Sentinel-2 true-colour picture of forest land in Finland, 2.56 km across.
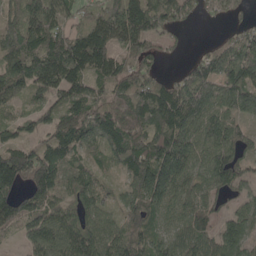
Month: May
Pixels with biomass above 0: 88%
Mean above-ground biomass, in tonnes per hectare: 104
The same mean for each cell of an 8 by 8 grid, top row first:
91 179 82 150 180 101 50 40
126 136 143 121 104 23 35 108
123 123 101 131 131 71 121 132
40 38 116 142 159 172 130 91
37 80 108 106 137 172 111 100
165 149 83 42 141 157 104 89
111 97 88 49 108 76 70 58
31 110 153 109 101 83 81 91
